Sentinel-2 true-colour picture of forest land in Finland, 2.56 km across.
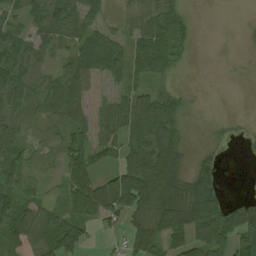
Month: August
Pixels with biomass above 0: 71%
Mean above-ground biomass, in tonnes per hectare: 49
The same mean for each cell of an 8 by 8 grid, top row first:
26 54 68 23 40 31 0 1
52 40 68 71 78 49 0 2
54 32 81 40 37 17 0 0
43 45 53 64 97 57 6 1
53 15 47 53 86 76 17 9
60 6 103 46 132 94 61 0
71 28 72 79 68 108 99 64
61 69 52 15 74 59 86 60
